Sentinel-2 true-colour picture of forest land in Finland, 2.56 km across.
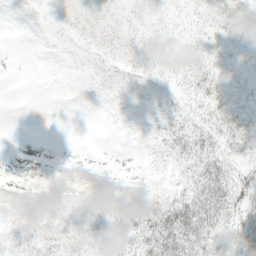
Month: May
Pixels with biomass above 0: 71%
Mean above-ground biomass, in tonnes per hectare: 15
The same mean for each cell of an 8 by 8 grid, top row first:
7 7 19 15 10 7 13 21
0 8 9 15 16 12 10 12
2 7 12 16 15 11 18 7
0 1 3 10 17 20 17 15
0 0 0 1 10 30 24 19
2 4 3 2 4 15 38 17
18 20 16 19 27 41 47 23
15 22 14 14 29 48 36 33
